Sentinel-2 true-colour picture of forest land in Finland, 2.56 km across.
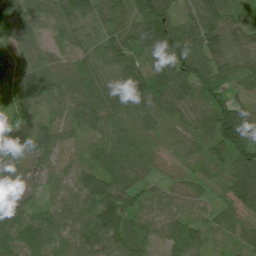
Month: July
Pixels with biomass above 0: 95%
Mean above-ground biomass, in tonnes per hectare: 66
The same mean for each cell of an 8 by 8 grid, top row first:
91 63 88 73 99 68 92 36
54 25 43 76 71 110 96 44
74 69 84 54 95 103 69 50
49 35 69 74 81 51 77 80
64 65 27 71 64 23 59 97
52 38 56 95 39 30 34 115
55 59 74 126 56 36 25 71
88 78 78 88 58 62 40 42
